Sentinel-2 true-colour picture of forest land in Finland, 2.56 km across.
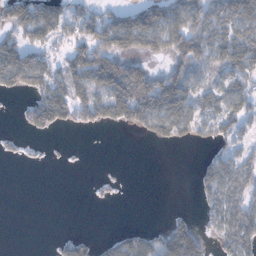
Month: January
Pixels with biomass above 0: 51%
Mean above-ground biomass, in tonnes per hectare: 57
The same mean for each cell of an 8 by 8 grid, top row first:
104 99 64 58 108 76 75 100
109 61 86 108 78 89 80 104
98 92 105 156 125 105 51 66
11 134 73 109 128 114 58 69
10 6 1 0 12 34 31 36
0 0 0 7 0 0 61 69
0 0 0 3 0 4 45 77
0 3 40 45 57 128 32 88
